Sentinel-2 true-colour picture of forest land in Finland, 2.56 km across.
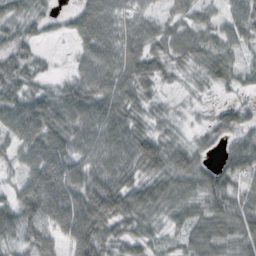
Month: October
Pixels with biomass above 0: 89%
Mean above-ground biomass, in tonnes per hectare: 50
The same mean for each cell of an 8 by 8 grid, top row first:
41 22 49 56 42 37 28 51
43 6 35 59 58 55 54 39
54 22 49 64 56 16 35 33
56 71 73 68 36 13 12 32
47 78 55 63 62 37 27 47
30 90 59 64 49 67 44 57
57 88 89 88 70 50 53 64
44 57 91 52 45 23 63 52
